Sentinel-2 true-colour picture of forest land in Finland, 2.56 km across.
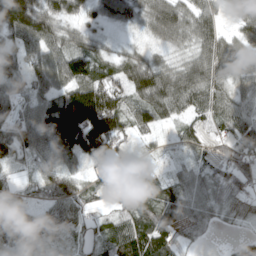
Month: April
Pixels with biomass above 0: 91%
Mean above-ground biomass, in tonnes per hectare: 79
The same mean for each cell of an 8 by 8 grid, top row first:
164 101 59 60 71 94 71 69
64 88 65 27 34 43 94 65
59 94 104 77 105 94 107 67
71 115 201 138 87 75 83 79
101 102 155 128 29 30 41 97
20 89 64 81 57 47 60 111
106 64 73 56 93 96 71 48
92 43 40 92 130 83 19 29
